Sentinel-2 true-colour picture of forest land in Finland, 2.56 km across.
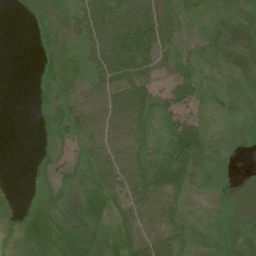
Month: July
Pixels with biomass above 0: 77%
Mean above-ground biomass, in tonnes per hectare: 31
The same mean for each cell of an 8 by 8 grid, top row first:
4 23 42 78 77 43 15 11
0 20 37 93 85 32 23 11
0 19 30 63 50 42 22 8
0 17 46 62 54 41 15 9
0 13 31 49 34 58 25 2
0 25 24 50 51 52 14 2
12 32 27 41 49 32 7 8
17 47 37 30 52 37 12 17
